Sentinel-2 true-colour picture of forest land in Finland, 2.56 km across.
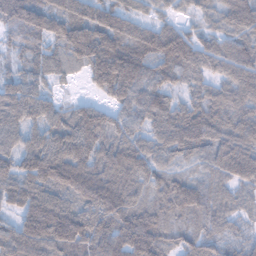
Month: February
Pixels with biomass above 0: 94%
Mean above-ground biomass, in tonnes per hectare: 96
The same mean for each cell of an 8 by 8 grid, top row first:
162 122 91 103 45 34 47 114
53 61 131 147 111 138 86 91
71 62 18 181 112 61 69 114
116 79 78 63 99 82 89 77
83 110 136 89 74 100 82 107
106 143 166 126 101 49 61 96
81 159 102 141 82 83 86 47
123 150 131 137 154 48 61 44
